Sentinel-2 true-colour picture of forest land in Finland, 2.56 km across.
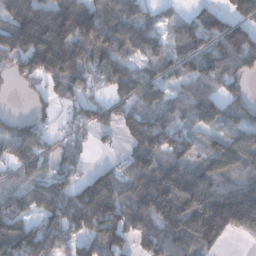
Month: December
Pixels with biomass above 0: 79%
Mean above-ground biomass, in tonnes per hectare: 97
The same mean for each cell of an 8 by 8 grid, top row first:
148 168 167 97 66 37 91 132
128 220 120 89 74 63 95 172
37 105 100 93 76 64 99 77
6 34 59 55 76 75 89 56
85 52 41 16 117 94 48 88
38 71 49 86 150 125 94 85
72 91 161 144 107 151 178 223
140 120 85 122 73 129 152 26
